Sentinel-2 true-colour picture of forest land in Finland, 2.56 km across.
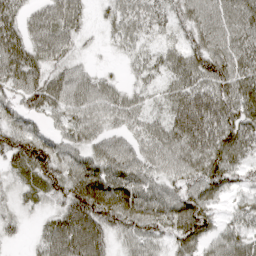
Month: April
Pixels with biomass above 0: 91%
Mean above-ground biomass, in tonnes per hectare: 59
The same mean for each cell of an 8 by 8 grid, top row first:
52 59 42 35 51 46 57 74
74 66 20 18 29 39 69 63
67 64 54 25 32 54 80 75
48 47 55 55 41 77 96 83
71 71 55 48 51 74 92 73
30 72 80 76 61 57 87 45
27 26 101 103 84 79 63 36
13 63 98 43 65 65 55 62
